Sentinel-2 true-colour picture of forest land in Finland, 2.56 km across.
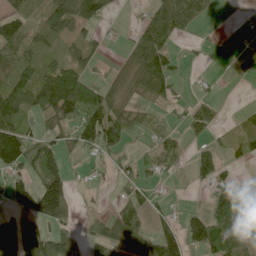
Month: June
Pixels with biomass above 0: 57%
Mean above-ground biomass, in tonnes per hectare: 57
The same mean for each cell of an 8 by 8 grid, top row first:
71 77 78 19 32 121 28 1
76 51 38 5 97 24 9 12
114 88 110 44 89 42 8 10
132 90 151 119 50 17 35 16
149 48 60 85 17 38 20 44
50 49 7 21 27 12 49 16
67 13 6 23 61 13 56 96
131 101 44 88 82 79 146 96
